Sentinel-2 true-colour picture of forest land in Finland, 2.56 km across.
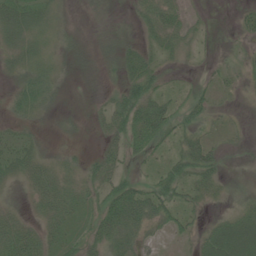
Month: June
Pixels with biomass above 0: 67%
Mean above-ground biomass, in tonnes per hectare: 25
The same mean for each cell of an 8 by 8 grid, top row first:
45 32 5 3 24 31 6 12
36 27 20 10 23 31 7 11
22 35 6 8 53 9 13 14
19 16 7 41 63 36 27 7
28 8 5 25 48 23 34 6
25 31 22 45 14 45 36 4
14 26 22 55 72 36 12 16
36 30 27 42 27 12 38 69
